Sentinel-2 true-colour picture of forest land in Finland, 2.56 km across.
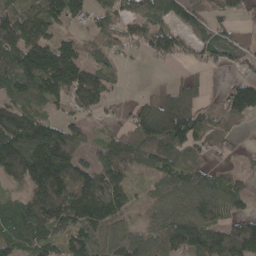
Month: April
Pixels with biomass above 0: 78%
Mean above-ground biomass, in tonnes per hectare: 97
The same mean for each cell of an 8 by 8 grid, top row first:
117 105 68 71 83 66 70 32
125 148 71 63 64 94 93 65
142 175 162 53 1 20 21 63
119 52 58 20 92 169 55 111
141 195 65 81 118 119 84 12
89 215 139 157 49 107 87 40
96 162 177 161 37 90 112 53
106 110 124 95 87 125 144 171
